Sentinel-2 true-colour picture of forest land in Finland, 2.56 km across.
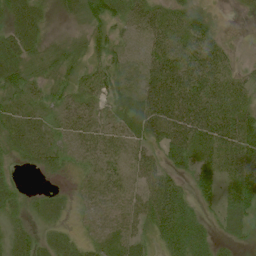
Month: July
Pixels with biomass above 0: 85%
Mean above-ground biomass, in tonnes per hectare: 41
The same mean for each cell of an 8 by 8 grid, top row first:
46 22 33 40 56 42 26 4
52 26 18 42 26 52 63 5
52 28 32 46 43 83 75 33
36 29 51 28 61 84 69 57
35 42 30 32 31 64 54 73
18 19 18 29 44 38 59 79
33 34 17 22 49 91 23 50
43 30 22 27 27 76 43 16
